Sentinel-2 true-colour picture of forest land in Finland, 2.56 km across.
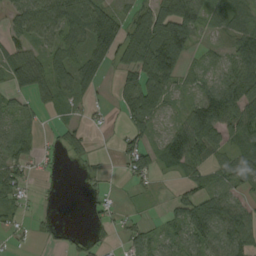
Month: August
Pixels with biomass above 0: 69%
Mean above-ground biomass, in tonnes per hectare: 53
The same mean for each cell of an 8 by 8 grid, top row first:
61 93 113 66 67 153 52 51
40 49 63 101 130 134 17 60
65 75 88 31 110 59 32 84
41 21 18 17 105 20 101 99
77 7 33 8 56 73 71 49
64 13 9 5 55 25 40 56
31 3 0 18 6 37 83 58
10 10 12 11 45 42 76 76
